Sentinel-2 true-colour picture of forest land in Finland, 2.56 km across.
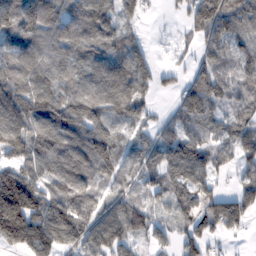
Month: February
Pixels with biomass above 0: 85%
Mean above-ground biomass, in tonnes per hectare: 104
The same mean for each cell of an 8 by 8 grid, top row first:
143 140 106 108 45 19 161 92
121 136 115 98 47 25 73 54
147 135 122 156 102 44 110 76
181 154 157 125 80 79 99 57
139 132 131 108 79 126 83 83
118 110 132 74 85 105 74 49
224 140 102 101 73 89 75 126
165 157 107 138 54 79 65 16
